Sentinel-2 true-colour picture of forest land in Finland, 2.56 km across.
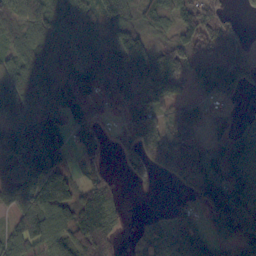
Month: October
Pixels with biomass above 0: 81%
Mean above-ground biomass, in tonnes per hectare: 103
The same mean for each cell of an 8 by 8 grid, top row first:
95 99 102 122 92 87 120 24
73 117 97 125 166 116 70 101
104 116 150 155 238 164 172 150
83 128 89 39 138 92 47 23
149 248 54 17 171 159 90 138
100 102 32 28 63 99 163 133
70 94 105 82 5 30 125 147
89 132 115 68 75 68 62 92
